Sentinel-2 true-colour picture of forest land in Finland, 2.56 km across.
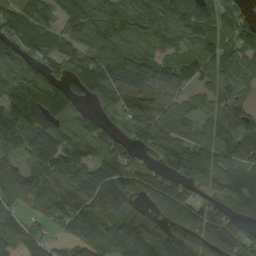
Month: September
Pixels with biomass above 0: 87%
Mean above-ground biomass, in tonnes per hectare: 107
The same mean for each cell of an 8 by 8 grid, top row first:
108 67 106 153 155 155 119 74
112 94 96 144 149 83 103 118
138 114 117 135 134 90 62 84
109 104 49 57 102 90 66 84
101 134 89 57 70 90 91 149
79 106 112 152 109 88 93 107
57 106 163 161 71 149 93 99
88 54 101 119 143 146 178 115
